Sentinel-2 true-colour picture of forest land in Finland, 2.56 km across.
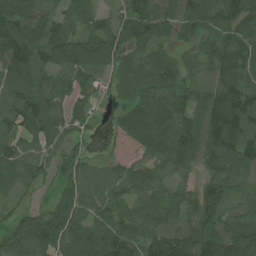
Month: July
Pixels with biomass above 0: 91%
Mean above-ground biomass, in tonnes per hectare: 88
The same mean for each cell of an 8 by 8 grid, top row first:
88 73 80 50 108 94 97 106
116 128 131 102 72 53 60 118
111 77 68 57 76 92 66 100
103 107 44 34 117 106 123 107
87 76 45 15 74 123 128 107
78 44 90 75 79 62 66 84
50 57 95 71 84 71 95 62
95 126 117 116 87 130 119 140
